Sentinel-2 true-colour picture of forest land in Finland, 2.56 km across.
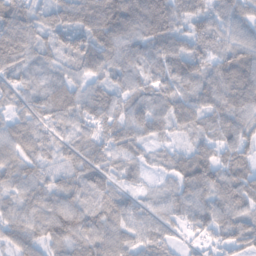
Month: February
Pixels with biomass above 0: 95%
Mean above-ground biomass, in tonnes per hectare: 79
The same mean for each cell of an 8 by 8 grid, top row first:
126 71 116 144 137 101 73 63
124 74 101 105 102 90 69 86
76 79 59 66 72 99 86 111
46 68 78 77 86 101 79 95
55 60 72 85 57 33 61 89
74 66 76 54 27 60 95 77
71 90 96 87 58 62 79 66
68 75 86 86 80 50 45 78
